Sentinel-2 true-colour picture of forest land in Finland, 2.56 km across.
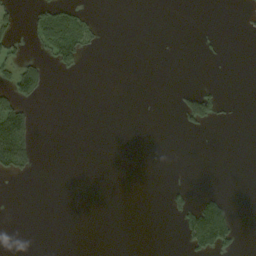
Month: September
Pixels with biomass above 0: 11%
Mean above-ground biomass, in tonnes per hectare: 16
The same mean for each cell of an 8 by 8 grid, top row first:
23 62 43 0 0 0 0 2
28 59 65 0 0 0 5 0
84 22 2 0 0 0 2 0
104 0 0 0 0 17 94 1
120 0 0 0 0 0 0 0
33 0 0 0 0 1 0 0
0 0 0 0 0 33 91 3
0 0 0 0 0 5 127 23
